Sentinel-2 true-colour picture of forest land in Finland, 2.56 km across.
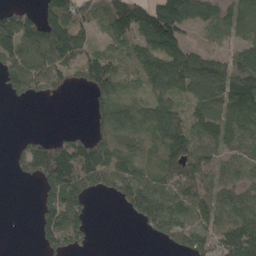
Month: May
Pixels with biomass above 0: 70%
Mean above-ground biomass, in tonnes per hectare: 95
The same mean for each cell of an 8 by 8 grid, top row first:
92 116 107 152 164 172 88 85
131 161 132 80 99 116 42 75
87 105 71 121 82 141 144 139
0 0 0 122 85 90 116 126
27 90 113 119 74 165 102 95
26 128 167 119 87 152 96 68
0 90 83 4 138 119 105 112
0 74 60 0 7 78 112 200
